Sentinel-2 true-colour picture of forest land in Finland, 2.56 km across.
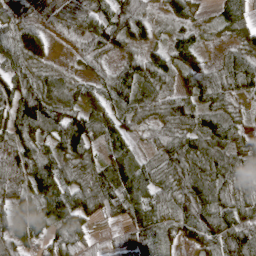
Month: April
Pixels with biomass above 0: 92%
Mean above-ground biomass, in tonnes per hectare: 64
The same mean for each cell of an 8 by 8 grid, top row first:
62 40 58 105 61 45 17 97
71 28 40 63 48 58 15 57
79 50 30 60 63 39 60 67
100 110 79 70 41 79 69 29
58 58 115 55 30 81 73 55
43 111 52 75 62 77 73 53
79 105 76 69 72 69 113 61
93 78 48 20 79 27 84 82
